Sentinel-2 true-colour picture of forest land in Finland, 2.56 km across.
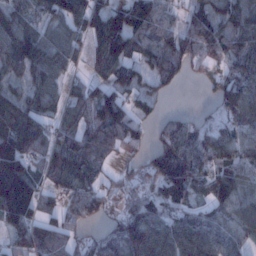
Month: January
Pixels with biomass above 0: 82%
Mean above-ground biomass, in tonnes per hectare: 89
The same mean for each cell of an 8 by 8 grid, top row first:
89 72 89 115 125 45 90 87
132 99 59 144 87 97 94 95
66 92 35 83 64 54 36 103
123 69 90 149 42 20 27 99
140 73 102 100 36 122 102 105
182 65 100 37 68 180 94 92
163 39 82 30 103 76 60 107
69 90 42 91 148 125 116 82
